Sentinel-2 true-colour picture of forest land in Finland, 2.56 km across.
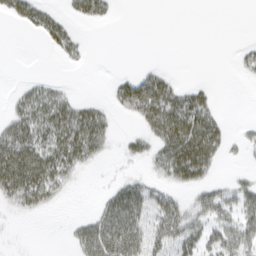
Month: March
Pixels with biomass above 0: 42%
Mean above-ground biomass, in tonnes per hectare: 21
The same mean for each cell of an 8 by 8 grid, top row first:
24 28 18 8 0 0 0 0
0 11 15 0 0 0 0 6
2 10 0 9 39 12 2 3
20 44 35 15 46 56 40 0
48 43 54 11 19 64 62 7
58 47 9 4 14 31 20 7
17 12 0 35 42 35 34 31
1 0 25 46 38 39 19 36
